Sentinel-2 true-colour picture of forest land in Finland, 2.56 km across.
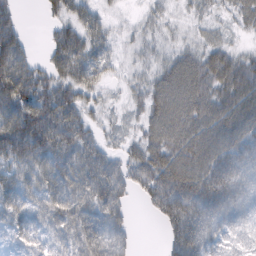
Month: February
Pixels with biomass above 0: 85%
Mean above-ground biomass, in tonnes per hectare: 61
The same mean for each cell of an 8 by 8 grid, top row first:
46 21 55 16 19 15 21 33
90 31 72 27 24 31 44 20
113 58 66 18 34 98 88 89
95 94 56 16 48 102 88 93
101 93 81 23 67 97 92 75
58 67 81 75 75 117 93 71
58 60 80 76 16 98 88 70
25 40 74 79 0 71 68 46
